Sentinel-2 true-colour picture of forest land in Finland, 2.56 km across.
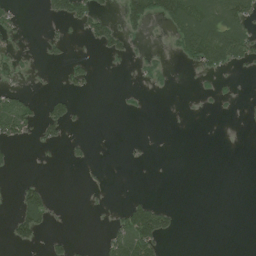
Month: July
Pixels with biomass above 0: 21%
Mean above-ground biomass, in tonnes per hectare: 24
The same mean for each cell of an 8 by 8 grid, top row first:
19 22 60 26 94 114 115 98
19 15 2 41 5 31 117 84
24 1 28 0 13 5 9 4
93 36 7 1 4 0 2 3
29 20 9 0 2 0 0 0
7 1 1 1 0 0 0 0
32 54 0 6 66 14 0 0
40 14 3 41 117 9 0 0
